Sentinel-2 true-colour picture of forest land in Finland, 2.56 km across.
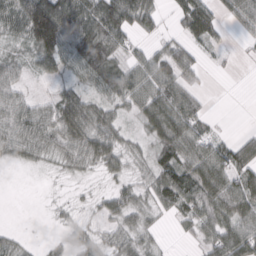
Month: March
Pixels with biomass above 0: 73%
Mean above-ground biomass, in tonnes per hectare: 50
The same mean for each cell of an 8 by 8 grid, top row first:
91 176 84 116 85 34 89 51
24 117 85 76 23 48 26 5
51 27 37 76 65 74 6 1
68 45 84 34 55 89 21 0
61 57 77 62 26 82 60 50
0 5 19 26 28 80 91 64
0 5 12 43 36 57 75 74
20 9 31 36 26 6 46 84
